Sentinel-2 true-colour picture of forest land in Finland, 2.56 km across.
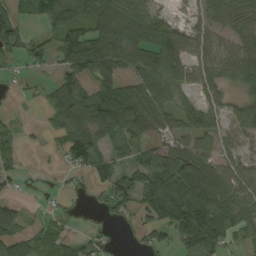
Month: September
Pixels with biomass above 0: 69%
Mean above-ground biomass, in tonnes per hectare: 62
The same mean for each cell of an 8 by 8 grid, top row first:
49 62 63 94 60 10 39 54
65 43 127 127 101 81 52 58
11 17 72 80 85 66 48 64
6 37 119 179 115 76 81 48
32 12 95 59 52 51 53 23
32 2 18 74 91 116 103 60
23 8 6 43 69 154 134 79
74 55 27 18 22 50 117 42
